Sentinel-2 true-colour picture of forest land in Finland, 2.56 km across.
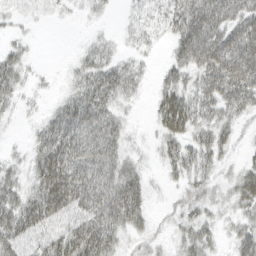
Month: March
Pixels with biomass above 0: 76%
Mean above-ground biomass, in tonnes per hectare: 37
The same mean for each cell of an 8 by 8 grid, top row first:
14 10 7 5 20 50 80 63
16 0 8 16 15 35 85 82
35 4 28 51 15 32 55 80
11 18 63 40 3 69 37 40
3 58 72 53 5 36 41 12
22 72 75 59 23 23 23 29
50 66 59 69 36 17 22 27
50 41 72 45 19 17 30 37
